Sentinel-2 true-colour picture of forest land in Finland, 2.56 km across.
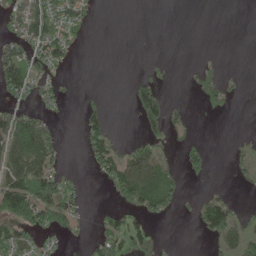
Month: May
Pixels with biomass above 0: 36%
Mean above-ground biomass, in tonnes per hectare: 34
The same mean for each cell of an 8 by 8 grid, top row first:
33 75 39 0 0 0 0 0
40 65 9 0 0 0 0 0
62 24 2 0 26 2 45 5
50 17 25 12 72 16 14 1
123 78 14 51 45 17 21 9
102 86 9 49 100 28 17 14
132 105 33 30 50 16 86 23
87 10 9 76 55 1 23 72
